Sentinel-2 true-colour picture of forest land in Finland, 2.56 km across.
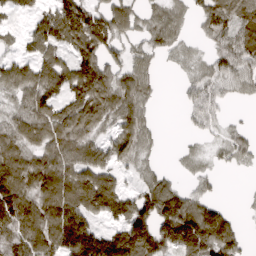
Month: March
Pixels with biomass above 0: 75%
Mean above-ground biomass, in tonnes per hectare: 78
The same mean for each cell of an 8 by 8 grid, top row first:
29 73 143 92 44 50 81 90
29 95 109 66 48 39 30 85
93 96 146 88 67 9 59 67
56 97 128 90 60 3 64 5
79 90 90 76 58 6 19 52
107 104 103 70 41 22 27 4
147 110 115 105 110 135 87 10
99 113 179 126 145 125 135 62
